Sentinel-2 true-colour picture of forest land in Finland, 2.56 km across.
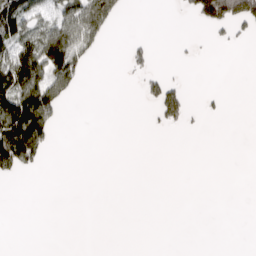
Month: April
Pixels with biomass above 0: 20%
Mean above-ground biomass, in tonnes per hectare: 33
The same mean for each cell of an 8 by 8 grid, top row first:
127 51 111 76 0 2 121 118
117 171 97 0 25 4 4 6
159 118 38 0 37 21 0 0
191 123 0 0 3 74 11 0
207 49 0 0 0 0 0 0
25 1 0 0 0 0 0 0
0 0 0 0 0 0 0 0
0 0 0 0 0 0 0 0
